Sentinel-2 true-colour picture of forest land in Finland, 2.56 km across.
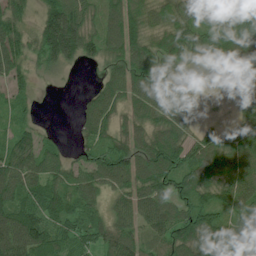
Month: July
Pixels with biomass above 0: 86%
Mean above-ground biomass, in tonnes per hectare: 84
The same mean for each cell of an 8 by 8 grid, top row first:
77 97 96 79 84 74 66 98
95 105 102 75 91 101 76 139
73 16 1 79 115 61 41 143
44 0 42 96 91 111 3 43
81 42 38 72 98 109 72 97
107 91 66 103 105 100 98 111
112 110 83 58 106 104 83 116
160 111 63 88 58 101 137 96
